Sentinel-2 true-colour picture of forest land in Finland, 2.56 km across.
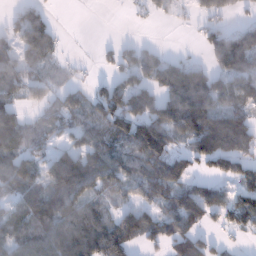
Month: January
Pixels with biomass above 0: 67%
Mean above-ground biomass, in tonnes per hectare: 76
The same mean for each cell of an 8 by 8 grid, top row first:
38 40 0 0 16 16 60 23
73 98 1 18 34 6 55 125
78 45 14 41 63 118 80 95
82 54 72 108 104 143 146 100
90 45 68 87 156 61 158 145
123 100 173 86 85 123 54 78
60 126 96 55 77 95 101 84
68 100 108 116 73 74 39 14
